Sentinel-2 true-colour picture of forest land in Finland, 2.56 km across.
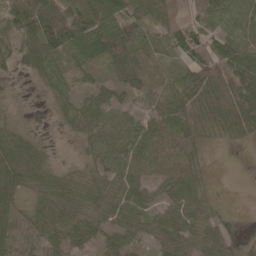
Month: May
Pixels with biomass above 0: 85%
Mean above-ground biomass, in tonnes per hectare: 47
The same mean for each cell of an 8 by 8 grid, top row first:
71 84 84 71 64 57 61 34
48 74 58 58 28 53 63 43
15 38 27 29 30 34 80 86
12 10 47 45 50 49 52 77
56 10 17 60 73 76 17 14
75 36 20 50 51 65 12 0
63 61 47 54 52 47 29 3
75 65 40 39 37 58 48 18
